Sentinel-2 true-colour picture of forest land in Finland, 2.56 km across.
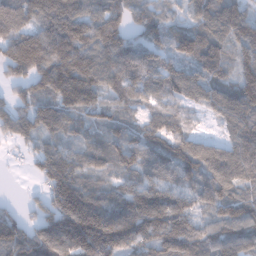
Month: January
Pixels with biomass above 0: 91%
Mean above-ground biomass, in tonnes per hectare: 114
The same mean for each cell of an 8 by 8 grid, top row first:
100 128 128 101 91 39 116 120
138 172 146 138 108 74 123 88
76 143 167 121 140 103 97 103
115 141 100 65 61 61 49 125
62 79 64 75 91 105 73 133
2 148 123 80 102 82 116 110
39 115 227 163 173 158 73 94
176 184 235 227 137 172 109 114
